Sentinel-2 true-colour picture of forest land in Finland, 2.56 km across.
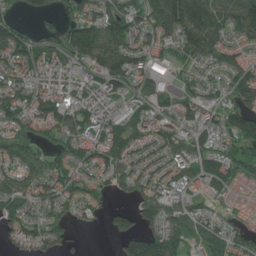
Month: June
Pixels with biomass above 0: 82%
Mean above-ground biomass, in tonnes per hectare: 73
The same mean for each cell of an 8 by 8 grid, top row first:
33 41 70 107 84 160 143 122
104 69 117 117 66 68 98 50
72 70 68 107 52 37 49 86
84 98 96 73 76 71 53 102
87 36 78 110 67 75 67 70
77 90 60 63 66 65 78 55
95 67 53 31 63 66 39 26
41 60 5 23 126 69 67 61
